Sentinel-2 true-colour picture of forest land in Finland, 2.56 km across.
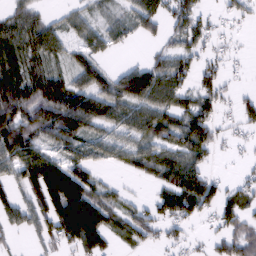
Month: February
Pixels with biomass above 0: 67%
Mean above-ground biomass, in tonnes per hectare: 55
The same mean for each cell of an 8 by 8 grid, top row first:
48 27 37 23 77 52 25 22
53 76 43 31 8 43 31 6
65 83 61 61 101 74 38 6
105 106 138 78 93 72 51 36
103 62 60 65 81 66 68 12
53 124 79 8 34 69 48 12
56 82 125 55 33 70 43 57
13 36 92 32 34 20 19 72
